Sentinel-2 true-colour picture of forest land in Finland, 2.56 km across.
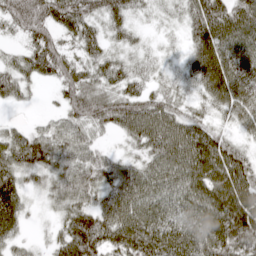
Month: April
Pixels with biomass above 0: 89%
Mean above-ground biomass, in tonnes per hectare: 65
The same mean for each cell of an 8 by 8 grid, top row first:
78 87 95 69 17 21 105 87
20 71 53 34 22 11 88 78
59 32 66 53 41 27 78 87
7 11 69 76 82 56 36 68
70 85 66 14 65 99 88 37
76 56 80 72 80 94 100 96
72 22 71 83 87 71 86 116
38 19 114 81 97 78 84 95
